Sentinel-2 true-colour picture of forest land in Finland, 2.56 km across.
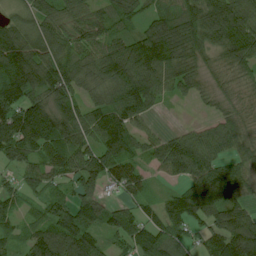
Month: July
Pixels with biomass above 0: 89%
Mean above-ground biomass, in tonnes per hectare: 95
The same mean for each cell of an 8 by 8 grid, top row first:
47 98 93 94 58 107 139 126
143 102 94 100 145 130 75 133
167 131 97 124 155 98 46 64
143 144 96 138 83 3 23 42
128 128 101 144 61 74 95 69
47 72 87 70 46 46 111 83
51 77 108 54 56 97 132 86
59 126 140 54 116 95 71 169
